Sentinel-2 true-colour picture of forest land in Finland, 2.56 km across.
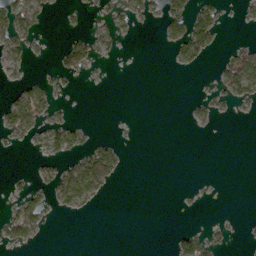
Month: March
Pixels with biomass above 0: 22%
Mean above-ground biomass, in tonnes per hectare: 18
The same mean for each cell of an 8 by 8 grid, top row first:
64 20 12 32 45 70 61 12
30 5 54 8 0 28 41 18
12 17 8 0 0 0 2 82
63 24 0 0 0 0 12 5
9 31 26 17 0 0 0 0
6 17 75 43 0 0 1 0
28 26 20 0 0 0 1 0
31 1 0 0 0 30 27 3
